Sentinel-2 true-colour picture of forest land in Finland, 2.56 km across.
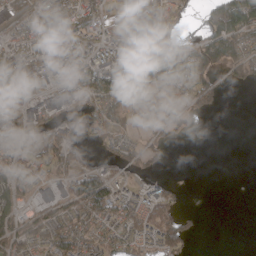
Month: April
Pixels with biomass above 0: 61%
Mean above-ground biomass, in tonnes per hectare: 56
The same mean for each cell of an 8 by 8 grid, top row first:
58 68 88 25 41 45 74 181
85 66 78 66 50 80 139 107
124 48 85 94 68 74 48 35
70 52 53 82 53 44 20 0
94 93 39 37 34 12 8 0
75 42 97 59 20 5 0 0
70 38 82 83 59 40 0 0
83 77 83 46 47 78 0 0
